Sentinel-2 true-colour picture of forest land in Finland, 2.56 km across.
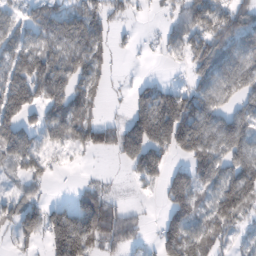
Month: February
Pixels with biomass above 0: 68%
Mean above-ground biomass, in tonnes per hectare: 97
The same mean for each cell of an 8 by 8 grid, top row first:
51 114 153 72 7 60 136 116
100 111 153 75 7 57 140 128
163 166 95 21 24 10 99 123
151 98 111 7 134 225 140 97
79 69 84 99 198 155 162 128
39 48 6 13 99 102 127 159
77 81 113 108 13 132 72 104
46 94 187 123 42 144 96 31
